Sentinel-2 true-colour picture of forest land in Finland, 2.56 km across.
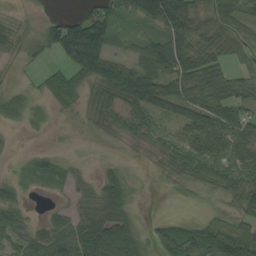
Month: August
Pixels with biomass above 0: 75%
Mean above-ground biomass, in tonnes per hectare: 49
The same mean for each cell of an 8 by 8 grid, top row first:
9 15 48 70 66 120 51 62
22 51 164 51 48 96 67 46
8 32 48 86 91 85 72 52
42 9 19 38 59 53 78 60
2 3 4 10 25 49 68 76
13 30 20 34 4 29 48 56
42 13 41 85 3 2 17 44
48 63 84 104 39 77 82 88
